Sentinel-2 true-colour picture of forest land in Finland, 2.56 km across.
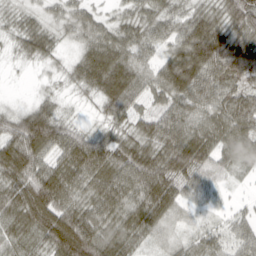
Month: March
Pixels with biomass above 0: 92%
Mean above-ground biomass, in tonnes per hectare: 59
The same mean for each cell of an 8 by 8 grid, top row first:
27 27 43 24 46 50 58 88
20 43 37 77 46 59 111 92
1 7 46 103 50 96 88 64
33 51 6 43 40 68 61 96
95 84 75 50 66 95 73 79
78 86 76 72 100 79 38 15
77 102 65 72 95 47 15 13
50 66 123 74 35 23 42 44
